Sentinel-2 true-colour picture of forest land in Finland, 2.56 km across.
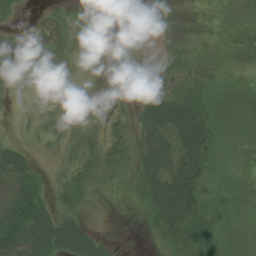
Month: August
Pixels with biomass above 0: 59%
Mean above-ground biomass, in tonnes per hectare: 27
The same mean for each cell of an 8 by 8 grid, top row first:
12 21 15 10 39 7 0 5
68 58 11 2 14 15 0 0
7 5 4 0 7 25 13 0
2 9 11 18 39 71 44 8
14 7 25 32 40 48 56 10
56 13 31 19 41 66 44 7
88 40 20 0 22 91 45 15
77 75 60 6 2 40 48 18
